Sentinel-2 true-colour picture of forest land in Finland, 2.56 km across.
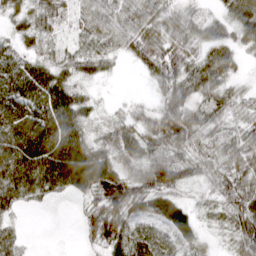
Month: March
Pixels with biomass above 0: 87%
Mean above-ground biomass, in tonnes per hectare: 50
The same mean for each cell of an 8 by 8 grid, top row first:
36 53 38 55 64 54 26 65
33 30 34 35 58 56 43 34
76 70 31 9 12 65 63 21
77 82 53 15 26 79 50 42
81 91 72 57 57 68 51 74
74 77 84 76 76 64 43 71
28 7 18 85 44 46 24 62
33 0 14 60 57 43 13 55
